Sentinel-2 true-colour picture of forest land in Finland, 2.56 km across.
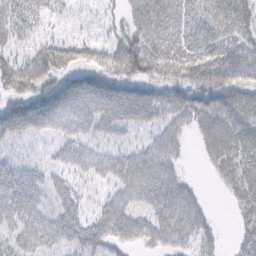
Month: February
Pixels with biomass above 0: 80%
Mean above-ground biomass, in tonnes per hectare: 48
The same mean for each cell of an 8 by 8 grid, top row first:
40 27 9 17 56 56 58 58
27 48 45 46 67 49 56 55
68 57 54 54 53 50 57 51
61 86 75 77 69 52 65 62
30 31 49 37 36 34 46 70
54 41 37 45 62 34 9 67
67 45 36 51 48 61 15 34
50 60 56 47 36 44 26 26
